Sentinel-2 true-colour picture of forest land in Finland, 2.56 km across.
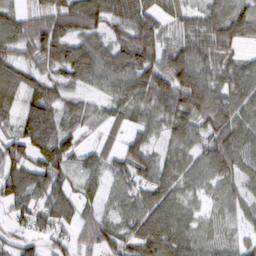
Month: March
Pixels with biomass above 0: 88%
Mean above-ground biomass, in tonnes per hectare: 72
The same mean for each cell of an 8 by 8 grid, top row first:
63 77 95 90 101 55 61 83
68 99 90 79 99 76 75 40
100 69 64 65 98 116 84 76
68 119 59 51 63 87 91 81
79 123 50 31 61 58 72 90
84 95 43 44 65 66 62 68
61 72 63 35 91 71 36 52
46 53 51 69 103 89 57 43
